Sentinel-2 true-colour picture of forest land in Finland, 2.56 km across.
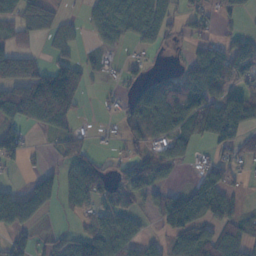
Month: November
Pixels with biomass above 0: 57%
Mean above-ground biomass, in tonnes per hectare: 59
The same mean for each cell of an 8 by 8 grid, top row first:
69 47 15 69 99 44 37 26
52 20 22 24 36 13 65 73
89 157 73 13 44 55 100 60
99 168 33 15 100 82 120 155
74 8 34 13 56 65 52 67
4 4 95 55 74 12 69 23
3 1 54 68 32 136 125 31
67 29 77 100 55 78 89 80
